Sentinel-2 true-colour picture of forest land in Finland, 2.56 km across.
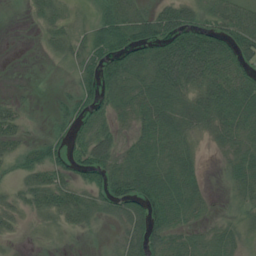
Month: July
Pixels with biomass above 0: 78%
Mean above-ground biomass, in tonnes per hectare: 44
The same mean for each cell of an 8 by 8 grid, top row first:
2 35 10 53 48 77 40 58
0 20 33 60 57 102 99 59
1 2 32 53 52 103 79 62
27 10 49 42 49 47 59 59
35 41 44 56 46 47 16 39
31 52 43 73 76 57 11 42
36 46 53 46 70 72 19 26
10 21 13 20 83 50 36 31
